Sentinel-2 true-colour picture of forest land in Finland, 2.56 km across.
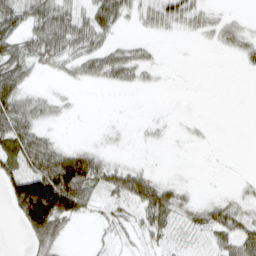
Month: March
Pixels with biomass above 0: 54%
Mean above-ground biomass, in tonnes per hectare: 28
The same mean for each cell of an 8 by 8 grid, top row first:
50 60 41 58 27 49 21 6
41 57 44 31 15 0 4 24
63 5 19 27 13 0 0 0
67 21 2 0 1 1 0 0
59 38 11 4 2 1 2 0
66 104 106 48 41 3 0 3
41 116 53 20 53 41 30 22
0 56 0 11 17 15 22 51
